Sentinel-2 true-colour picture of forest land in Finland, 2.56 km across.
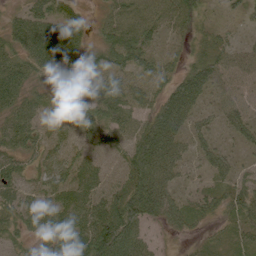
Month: June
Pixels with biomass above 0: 90%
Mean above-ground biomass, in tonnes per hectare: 64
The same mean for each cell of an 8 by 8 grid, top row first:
30 62 29 49 65 63 25 38
59 99 67 94 104 32 54 37
74 41 90 63 59 63 86 44
63 31 79 75 57 118 28 55
59 62 49 51 107 85 40 35
69 62 83 48 138 56 37 46
63 78 93 98 143 66 43 61
50 79 121 156 53 16 19 26
